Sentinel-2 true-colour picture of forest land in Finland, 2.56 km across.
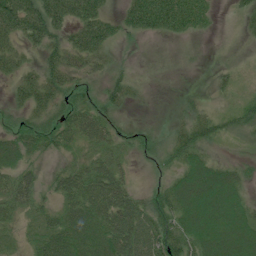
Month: July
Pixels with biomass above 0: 80%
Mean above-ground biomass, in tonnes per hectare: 44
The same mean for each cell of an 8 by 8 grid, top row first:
101 81 74 30 89 92 35 20
39 51 68 28 3 5 4 13
39 52 31 33 10 5 5 18
26 41 52 30 3 11 23 39
55 38 37 36 26 48 41 8
50 23 53 58 9 44 84 34
40 26 66 79 52 77 92 53
19 55 73 77 77 75 79 78
